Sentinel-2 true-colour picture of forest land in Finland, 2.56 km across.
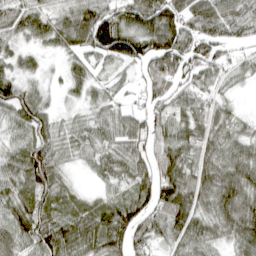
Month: April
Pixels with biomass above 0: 89%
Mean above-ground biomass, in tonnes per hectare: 66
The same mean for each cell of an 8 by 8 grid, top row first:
61 55 77 89 100 97 99 72
43 40 59 126 91 111 78 36
70 23 49 33 60 86 46 30
74 46 31 42 50 58 61 26
51 75 46 49 64 87 67 65
66 89 14 51 63 108 85 86
66 69 55 70 70 110 65 99
65 86 79 77 57 55 58 67
